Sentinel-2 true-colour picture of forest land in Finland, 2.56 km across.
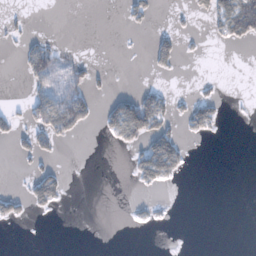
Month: January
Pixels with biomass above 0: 18%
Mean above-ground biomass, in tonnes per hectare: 20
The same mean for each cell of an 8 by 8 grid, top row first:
10 0 0 0 28 7 39 114
13 40 4 0 3 42 4 7
1 54 39 9 2 3 7 0
12 81 63 54 122 24 61 1
23 31 2 14 62 73 2 0
3 52 0 0 62 32 0 0
31 27 0 0 12 1 0 0
0 0 0 0 0 0 0 0
